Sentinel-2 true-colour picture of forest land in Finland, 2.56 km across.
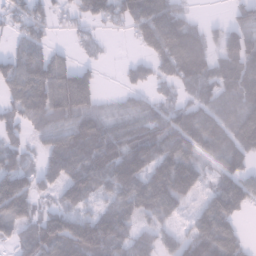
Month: January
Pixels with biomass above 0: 74%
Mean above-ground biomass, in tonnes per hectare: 75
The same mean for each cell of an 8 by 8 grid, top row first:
59 60 55 71 121 99 8 43
49 38 27 7 63 169 91 137
106 110 1 1 49 90 102 137
80 121 70 44 64 85 77 97
60 60 113 123 118 102 80 96
126 47 44 44 38 45 20 76
134 47 43 42 16 24 85 82
59 153 187 120 52 25 123 77
